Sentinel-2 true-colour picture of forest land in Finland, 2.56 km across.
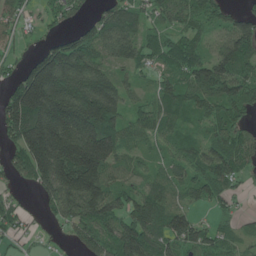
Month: June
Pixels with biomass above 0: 82%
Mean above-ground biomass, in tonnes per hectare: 95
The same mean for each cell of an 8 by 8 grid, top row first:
52 37 37 93 65 75 99 64
25 81 130 85 60 67 49 112
69 262 173 95 32 79 147 119
176 250 202 144 56 80 69 72
103 299 203 139 43 57 71 78
41 177 233 77 49 55 95 46
43 41 144 114 113 68 34 17
26 7 62 126 154 98 77 51
